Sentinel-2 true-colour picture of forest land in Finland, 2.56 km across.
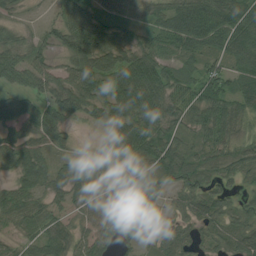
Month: August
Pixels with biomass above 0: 90%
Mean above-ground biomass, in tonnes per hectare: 62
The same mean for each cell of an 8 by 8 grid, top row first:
24 19 104 61 44 74 87 87
46 39 95 91 70 71 52 94
45 65 77 77 116 67 90 63
59 62 47 72 95 61 79 58
63 44 17 58 84 57 55 47
44 52 45 60 68 69 60 34
66 45 42 75 90 44 63 42
37 61 54 71 41 76 39 55
